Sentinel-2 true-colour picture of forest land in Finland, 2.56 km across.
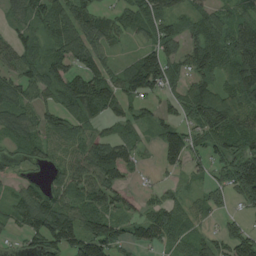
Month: August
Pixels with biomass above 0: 80%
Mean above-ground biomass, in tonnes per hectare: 64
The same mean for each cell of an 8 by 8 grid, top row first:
48 73 85 38 65 60 57 67
67 51 104 37 50 66 117 141
71 72 82 67 107 47 78 115
82 50 77 54 32 39 119 87
58 49 61 82 34 84 50 65
24 28 76 76 9 20 31 102
58 91 76 75 30 48 38 23
14 93 111 90 46 44 41 76
